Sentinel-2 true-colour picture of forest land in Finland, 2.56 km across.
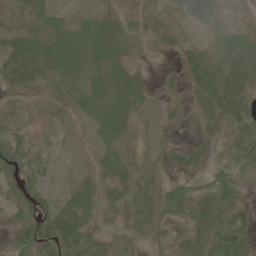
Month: May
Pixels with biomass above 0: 71%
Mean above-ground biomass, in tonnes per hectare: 22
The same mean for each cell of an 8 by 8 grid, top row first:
23 23 6 9 14 17 14 3
41 26 25 22 6 17 19 31
40 29 16 22 6 11 54 46
9 11 24 25 11 14 41 41
22 10 4 15 12 14 20 32
20 7 5 12 21 17 17 17
23 22 28 23 37 31 43 32
23 41 38 20 14 13 36 40
